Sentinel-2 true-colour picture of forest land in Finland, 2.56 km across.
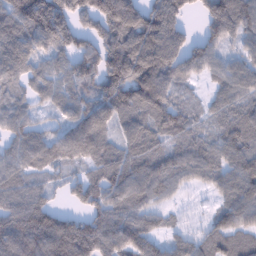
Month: January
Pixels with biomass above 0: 88%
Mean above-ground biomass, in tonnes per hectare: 99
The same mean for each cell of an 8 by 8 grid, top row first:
143 223 108 183 140 127 104 137
118 96 98 142 158 133 102 58
69 76 92 148 164 100 45 96
81 39 89 94 87 90 42 72
89 83 112 69 85 63 66 105
79 52 48 100 101 71 70 114
106 102 51 105 77 27 26 128
133 176 179 111 92 51 85 99
